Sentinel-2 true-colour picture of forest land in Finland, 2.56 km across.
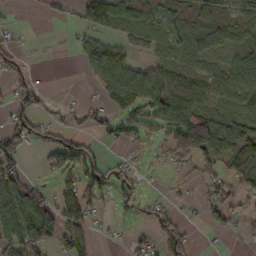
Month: October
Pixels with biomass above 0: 57%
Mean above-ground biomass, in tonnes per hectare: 52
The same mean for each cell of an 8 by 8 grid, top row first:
4 9 55 82 68 66 62 64
30 2 26 35 33 72 66 81
36 2 7 89 72 72 56 90
53 20 47 42 54 110 71 43
66 62 59 23 31 118 160 95
79 25 76 41 16 6 40 56
105 83 77 20 38 24 51 29
92 67 65 5 35 71 3 8
